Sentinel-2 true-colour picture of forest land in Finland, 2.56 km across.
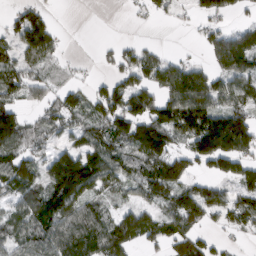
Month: March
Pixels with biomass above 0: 67%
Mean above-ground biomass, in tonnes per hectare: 76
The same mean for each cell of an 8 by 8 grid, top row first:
38 40 0 0 16 16 60 23
73 98 1 18 34 6 55 125
78 45 14 41 63 118 80 95
82 54 72 108 104 143 146 100
90 45 68 87 156 61 158 145
123 100 173 86 85 123 54 78
60 126 96 55 77 95 101 84
68 100 108 116 73 74 39 14
